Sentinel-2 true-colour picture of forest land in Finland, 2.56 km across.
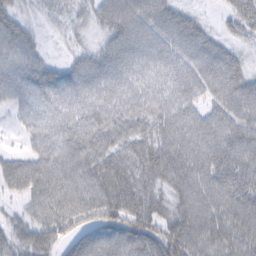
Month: February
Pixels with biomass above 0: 92%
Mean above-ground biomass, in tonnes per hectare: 62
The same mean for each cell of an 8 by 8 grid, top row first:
44 19 28 60 67 58 12 63
63 14 27 56 63 66 62 28
60 72 63 65 58 68 82 54
32 62 66 75 59 77 46 71
7 68 84 58 56 85 67 90
75 77 92 61 55 83 69 80
27 79 85 58 52 53 79 77
54 67 62 75 94 87 86 72
